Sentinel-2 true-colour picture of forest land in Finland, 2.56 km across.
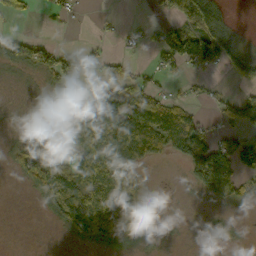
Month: October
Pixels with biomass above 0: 54%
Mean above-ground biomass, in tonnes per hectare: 45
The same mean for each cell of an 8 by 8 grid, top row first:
24 10 6 5 4 43 77 1
48 46 25 6 26 115 167 24
4 32 32 41 31 14 14 37
2 6 129 89 65 70 12 76
35 108 117 87 78 89 103 92
26 115 84 74 10 1 138 76
0 45 124 87 24 0 9 13
0 0 22 41 15 1 13 2
